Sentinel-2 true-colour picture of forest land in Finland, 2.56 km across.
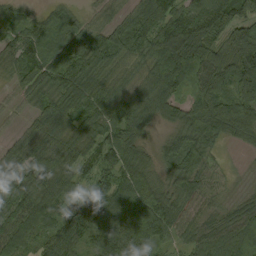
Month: August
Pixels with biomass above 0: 92%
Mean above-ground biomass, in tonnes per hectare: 98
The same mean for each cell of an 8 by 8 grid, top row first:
60 64 30 47 97 120 167 105
91 96 85 95 103 212 123 134
59 96 102 73 73 108 133 147
26 108 122 100 101 64 195 165
56 112 119 122 58 81 101 47
101 132 66 89 90 95 74 13
130 114 85 127 132 93 49 66
109 114 98 116 98 55 112 145
